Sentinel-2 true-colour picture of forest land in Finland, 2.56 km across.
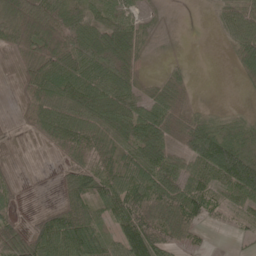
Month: May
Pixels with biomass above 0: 78%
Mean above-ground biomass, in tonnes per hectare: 55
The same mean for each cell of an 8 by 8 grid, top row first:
70 94 63 44 19 1 8 71
54 98 87 80 29 3 0 57
21 87 77 66 19 27 0 16
12 80 77 75 62 49 26 20
8 38 87 66 83 48 112 74
12 1 57 69 76 70 85 151
17 20 68 73 91 91 66 51
66 103 103 46 128 57 8 15
